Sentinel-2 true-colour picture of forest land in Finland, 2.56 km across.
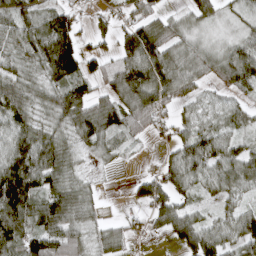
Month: April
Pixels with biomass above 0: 80%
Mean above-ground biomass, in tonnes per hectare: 63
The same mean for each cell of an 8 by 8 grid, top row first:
69 69 30 42 53 34 50 36
58 100 68 38 131 38 48 66
59 62 90 63 134 93 44 87
87 48 95 90 103 38 48 42
77 77 41 40 14 53 72 28
149 84 34 3 32 70 55 83
130 85 63 2 42 76 21 46
96 90 55 57 25 45 87 75
